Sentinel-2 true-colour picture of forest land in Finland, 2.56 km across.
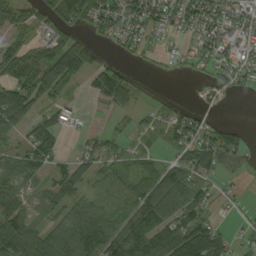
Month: September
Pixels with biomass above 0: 68%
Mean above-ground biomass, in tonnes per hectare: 53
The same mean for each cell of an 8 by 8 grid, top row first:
48 49 68 68 97 77 85 59
50 70 77 19 35 16 68 71
82 99 44 63 4 3 25 44
94 46 17 25 15 23 15 0
35 92 24 36 21 58 76 50
51 36 54 60 65 42 43 24
59 36 61 71 89 73 44 11
103 85 116 100 97 64 68 20
